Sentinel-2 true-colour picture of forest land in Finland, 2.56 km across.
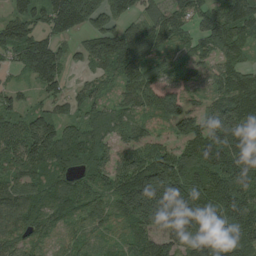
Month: August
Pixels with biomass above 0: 91%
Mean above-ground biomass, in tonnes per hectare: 118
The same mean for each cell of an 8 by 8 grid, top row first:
82 117 187 133 86 88 118 161
119 115 51 159 139 95 81 96
22 108 30 65 149 130 86 120
76 68 66 83 80 159 113 185
112 145 123 90 88 72 159 149
96 94 89 113 214 225 158 141
100 103 106 102 260 292 167 153
93 67 65 60 114 124 172 162
